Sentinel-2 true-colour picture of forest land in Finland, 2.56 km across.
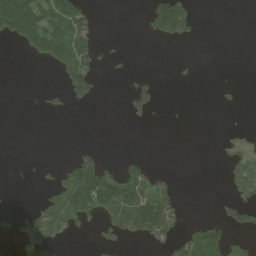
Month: June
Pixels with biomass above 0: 25%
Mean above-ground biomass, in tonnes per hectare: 46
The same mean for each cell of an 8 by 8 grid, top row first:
213 147 86 0 32 186 0 0
21 162 119 8 0 3 0 0
0 0 128 4 28 6 0 2
0 15 2 0 33 1 0 3
0 0 9 0 0 0 0 45
0 12 163 93 73 13 0 94
11 97 151 143 169 70 0 93
48 108 4 44 49 62 154 43
